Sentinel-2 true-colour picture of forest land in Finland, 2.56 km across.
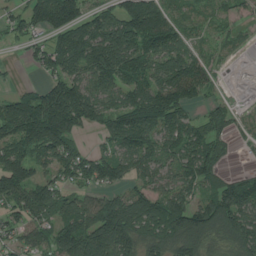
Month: July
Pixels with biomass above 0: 81%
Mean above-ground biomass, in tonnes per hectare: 100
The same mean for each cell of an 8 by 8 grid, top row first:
58 147 119 97 197 56 27 38
16 111 172 190 128 93 27 14
13 65 99 112 109 191 77 1
147 205 152 92 161 128 62 16
109 149 49 68 102 97 110 14
152 62 111 103 67 71 101 63
100 121 93 129 116 135 121 129
63 80 146 156 114 143 94 102
